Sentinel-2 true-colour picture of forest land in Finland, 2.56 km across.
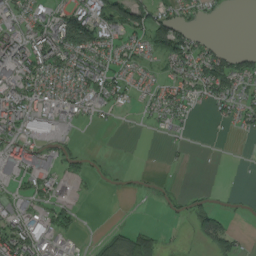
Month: August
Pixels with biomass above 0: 49%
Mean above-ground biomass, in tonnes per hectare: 36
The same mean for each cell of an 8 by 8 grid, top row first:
46 49 82 89 59 44 16 0
79 96 82 41 37 87 34 21
61 54 62 47 19 33 69 56
65 59 32 21 14 38 11 35
70 40 7 0 0 10 4 1
47 57 21 3 4 1 0 1
31 39 15 0 1 11 34 3
89 58 14 34 69 3 56 20
